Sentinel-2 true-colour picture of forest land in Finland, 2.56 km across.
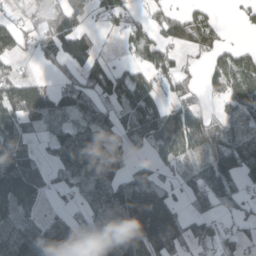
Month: April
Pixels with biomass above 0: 68%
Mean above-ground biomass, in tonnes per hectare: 70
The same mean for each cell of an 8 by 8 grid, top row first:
30 66 65 73 35 53 49 13
54 59 93 5 99 62 64 34
78 25 58 112 74 75 49 103
80 80 61 46 117 78 46 79
56 33 73 64 41 115 94 76
132 45 78 81 49 30 108 89
81 21 34 115 144 59 53 32
111 111 70 128 131 109 58 51
